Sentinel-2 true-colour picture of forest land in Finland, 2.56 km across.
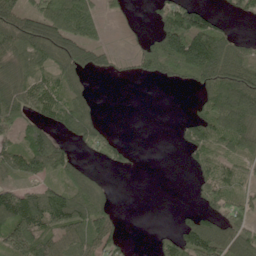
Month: June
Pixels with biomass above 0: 61%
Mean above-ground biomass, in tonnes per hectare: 72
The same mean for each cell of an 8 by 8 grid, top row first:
114 125 97 19 5 146 72 29
94 122 112 23 55 150 177 45
93 83 59 8 33 37 115 134
123 97 88 0 0 1 79 124
72 135 50 66 0 13 82 92
71 63 58 6 1 0 59 56
170 169 120 47 0 7 63 72
135 81 77 70 0 80 142 103
